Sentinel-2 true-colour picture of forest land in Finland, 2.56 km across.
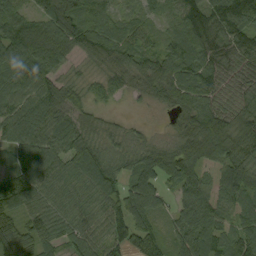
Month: September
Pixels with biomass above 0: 95%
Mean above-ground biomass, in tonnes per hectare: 89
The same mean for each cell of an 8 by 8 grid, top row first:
90 108 109 68 55 77 112 145
141 127 75 103 70 97 108 89
131 88 26 64 73 123 95 64
106 117 59 15 8 67 104 83
101 102 93 43 42 63 135 93
72 116 93 96 113 118 62 113
75 76 76 87 126 73 118 87
99 63 81 101 99 79 116 100
